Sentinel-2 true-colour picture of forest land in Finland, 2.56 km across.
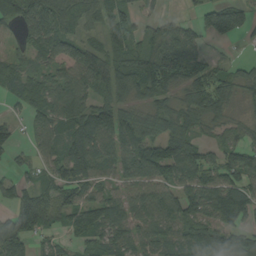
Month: August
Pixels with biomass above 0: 78%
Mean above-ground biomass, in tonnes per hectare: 73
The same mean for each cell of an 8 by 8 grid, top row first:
103 105 55 74 29 24 86 98
32 81 72 61 60 100 23 8
68 58 95 108 106 87 98 53
21 81 89 96 54 69 89 21
33 50 104 70 110 117 44 63
34 49 85 52 78 73 76 93
86 100 90 89 89 91 112 134
102 29 44 76 65 64 95 79
